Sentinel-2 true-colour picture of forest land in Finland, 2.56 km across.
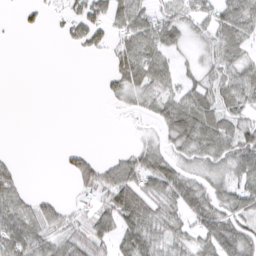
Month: March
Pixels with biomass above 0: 61%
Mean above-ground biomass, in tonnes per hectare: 42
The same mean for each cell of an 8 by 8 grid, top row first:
7 13 53 54 52 61 48 73
0 0 23 39 69 38 41 42
0 0 0 34 64 42 50 58
0 0 0 4 26 72 74 61
0 0 3 0 24 48 75 86
33 0 56 56 67 62 39 58
62 45 17 76 73 54 69 58
94 52 55 48 73 43 65 81
